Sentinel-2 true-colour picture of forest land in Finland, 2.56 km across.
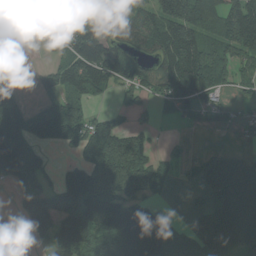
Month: August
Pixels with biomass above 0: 69%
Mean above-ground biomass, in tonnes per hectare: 92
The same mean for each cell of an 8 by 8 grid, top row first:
62 30 112 97 84 171 127 156
1 38 148 106 80 182 106 126
24 43 127 92 85 166 130 45
103 123 98 35 36 42 42 20
180 89 112 143 58 16 5 8
79 43 93 184 130 26 65 125
34 180 171 155 94 2 76 135
56 75 116 158 201 38 97 96
